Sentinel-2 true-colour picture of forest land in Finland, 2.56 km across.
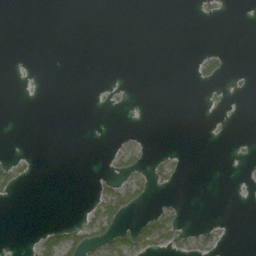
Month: June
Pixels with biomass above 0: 11%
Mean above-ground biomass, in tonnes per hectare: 10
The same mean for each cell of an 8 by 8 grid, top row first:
0 0 0 0 0 0 4 0
0 0 0 0 0 0 5 0
0 0 0 0 0 0 27 4
0 0 0 1 0 0 2 0
0 0 0 7 14 0 0 1
45 0 0 32 31 27 0 0
0 0 7 90 18 20 0 0
0 43 57 61 69 34 24 0
